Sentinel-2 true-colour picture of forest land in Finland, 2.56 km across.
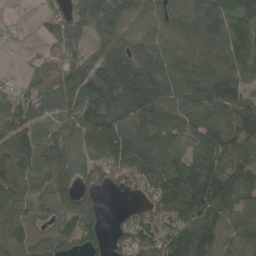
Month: May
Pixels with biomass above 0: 89%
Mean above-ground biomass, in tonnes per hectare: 102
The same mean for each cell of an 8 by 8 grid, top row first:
15 35 65 94 81 68 149 128
13 38 71 92 95 83 98 102
21 83 111 178 162 115 140 96
98 87 125 173 172 113 140 138
109 95 121 134 128 88 124 112
109 114 135 81 111 150 177 111
82 44 138 5 43 121 170 85
69 62 116 44 92 130 159 104
